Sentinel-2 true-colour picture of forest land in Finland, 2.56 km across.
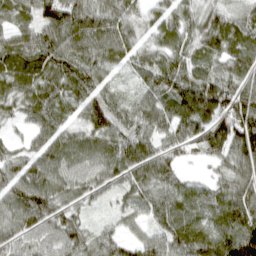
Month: April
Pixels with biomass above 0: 94%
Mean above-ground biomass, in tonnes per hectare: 77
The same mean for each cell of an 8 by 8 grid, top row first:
60 95 103 87 38 65 68 45
83 91 81 81 52 69 71 67
88 87 87 41 54 108 109 78
42 87 63 84 70 105 144 143
25 72 64 73 70 74 106 111
75 87 69 68 79 61 29 85
81 94 47 28 64 86 80 103
58 58 80 57 63 94 86 132
